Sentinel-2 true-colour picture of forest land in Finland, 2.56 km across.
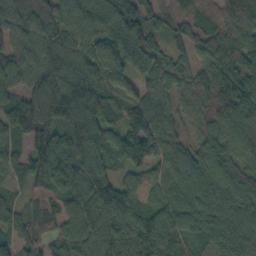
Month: October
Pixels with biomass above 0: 96%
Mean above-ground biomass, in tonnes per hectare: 94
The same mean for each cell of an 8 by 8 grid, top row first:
93 96 91 126 114 49 96 139
80 97 86 85 115 47 71 116
76 147 161 93 66 87 96 122
115 150 154 83 113 55 96 121
68 123 113 73 114 73 85 83
45 120 115 65 76 106 111 97
49 28 88 112 64 101 108 105
64 43 101 94 113 86 74 95
